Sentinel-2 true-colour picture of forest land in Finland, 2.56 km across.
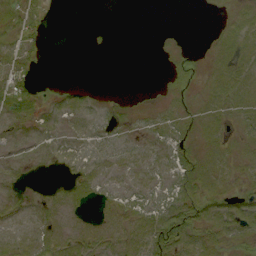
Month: September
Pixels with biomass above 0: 59%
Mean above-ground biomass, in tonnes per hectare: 6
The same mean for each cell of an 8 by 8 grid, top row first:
12 4 0 0 0 0 1 8
9 2 0 0 0 3 4 12
12 1 0 0 0 6 5 10
10 5 6 4 3 7 8 9
4 5 4 5 4 10 7 6
4 1 6 5 6 10 11 7
6 8 5 5 7 12 12 9
8 9 9 8 10 14 10 7
